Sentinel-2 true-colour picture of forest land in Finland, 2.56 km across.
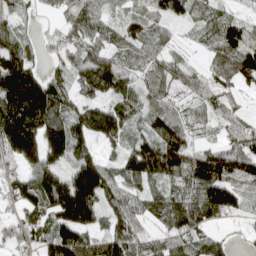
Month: April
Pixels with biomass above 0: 85%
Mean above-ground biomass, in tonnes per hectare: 96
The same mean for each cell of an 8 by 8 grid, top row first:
47 18 80 45 65 73 71 48
107 40 72 69 77 35 70 142
211 95 79 114 62 71 64 103
210 164 97 122 88 71 58 53
180 171 98 67 103 150 53 99
72 126 160 91 130 90 168 104
70 120 214 86 76 110 138 63
87 103 135 118 61 90 69 22
